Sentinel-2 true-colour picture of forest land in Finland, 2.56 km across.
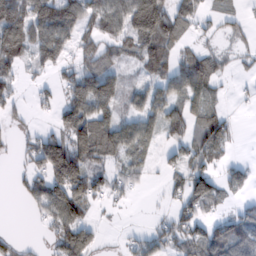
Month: February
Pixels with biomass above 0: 60%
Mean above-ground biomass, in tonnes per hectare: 52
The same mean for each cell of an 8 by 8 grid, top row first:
93 109 81 80 151 80 21 20
94 86 47 50 68 50 28 26
36 16 72 69 26 65 77 9
21 14 88 54 56 52 57 4
16 83 104 89 54 29 89 6
14 97 103 39 23 30 72 39
1 68 63 11 1 35 47 26
19 26 104 3 35 48 84 98
